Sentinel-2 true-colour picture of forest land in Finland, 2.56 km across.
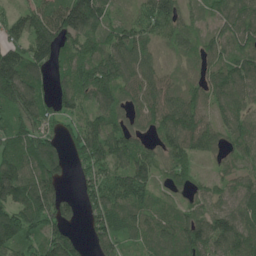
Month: June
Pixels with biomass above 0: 88%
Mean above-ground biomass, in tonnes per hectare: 104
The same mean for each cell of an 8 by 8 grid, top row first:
82 142 215 80 119 126 53 106
116 147 105 123 106 60 75 105
185 68 112 141 106 42 83 99
114 98 95 106 100 143 90 78
108 107 135 143 64 122 84 93
138 113 59 124 110 75 38 76
122 140 58 136 89 64 84 106
116 119 49 104 82 104 150 128
